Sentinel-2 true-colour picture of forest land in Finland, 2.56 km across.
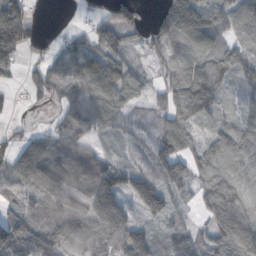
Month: October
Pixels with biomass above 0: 83%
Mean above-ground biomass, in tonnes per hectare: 84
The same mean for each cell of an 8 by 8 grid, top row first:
141 3 14 67 30 168 102 99
110 26 76 85 43 82 89 76
18 96 113 120 39 100 124 61
9 15 103 71 44 91 76 56
48 82 88 19 58 105 68 85
87 143 114 124 97 80 82 85
57 97 113 146 84 45 81 107
139 123 147 127 96 71 71 146
